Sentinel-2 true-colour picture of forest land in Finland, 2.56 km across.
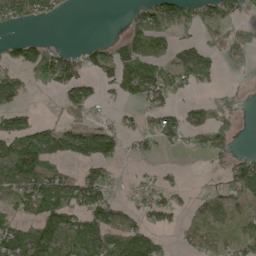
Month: May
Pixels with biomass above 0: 56%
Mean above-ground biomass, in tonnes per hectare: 51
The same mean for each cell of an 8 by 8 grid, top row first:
63 36 1 0 64 93 96 60
25 29 17 38 79 50 59 65
40 48 43 42 103 78 51 8
38 7 37 19 35 50 77 42
66 61 62 47 33 37 70 10
81 72 39 30 24 11 13 122
57 70 59 50 52 43 64 51
81 87 87 73 79 17 63 81
